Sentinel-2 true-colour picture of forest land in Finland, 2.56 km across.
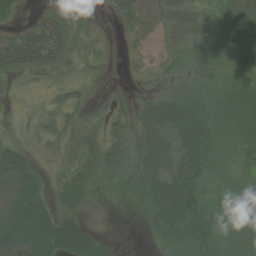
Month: July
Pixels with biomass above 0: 59%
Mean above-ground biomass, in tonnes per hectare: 27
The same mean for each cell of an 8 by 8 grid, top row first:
12 21 15 10 39 7 0 5
68 58 11 2 14 15 0 0
7 5 4 0 7 25 13 0
2 9 11 18 39 71 44 8
14 7 25 32 40 48 56 10
56 13 31 19 41 66 44 7
88 40 20 0 22 91 45 15
77 75 60 6 2 40 48 18
